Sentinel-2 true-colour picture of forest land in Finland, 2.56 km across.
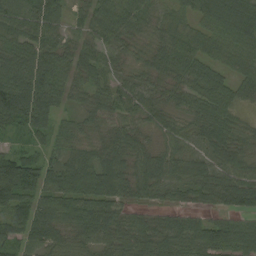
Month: August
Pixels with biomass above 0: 93%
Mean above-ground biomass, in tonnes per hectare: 80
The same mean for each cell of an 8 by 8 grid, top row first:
87 88 43 101 77 54 89 116
91 83 64 70 59 102 59 75
127 99 61 54 66 77 84 59
155 113 52 74 72 53 90 43
29 57 61 75 54 62 80 57
200 89 116 113 88 70 72 83
100 83 99 79 49 52 49 69
72 82 70 81 94 94 117 102
